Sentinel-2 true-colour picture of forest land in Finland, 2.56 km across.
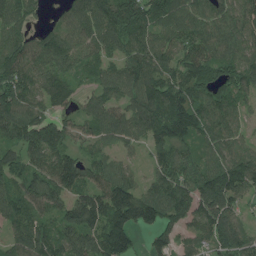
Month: July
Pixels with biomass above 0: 91%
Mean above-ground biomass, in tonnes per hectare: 113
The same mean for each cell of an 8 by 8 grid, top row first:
99 27 85 166 160 114 102 110
111 114 88 85 132 124 117 98
141 123 65 96 128 130 125 128
135 86 84 90 120 153 120 69
97 154 74 62 67 114 89 69
97 141 141 106 60 134 128 170
107 96 170 196 185 140 144 78
86 117 153 184 35 85 103 131
